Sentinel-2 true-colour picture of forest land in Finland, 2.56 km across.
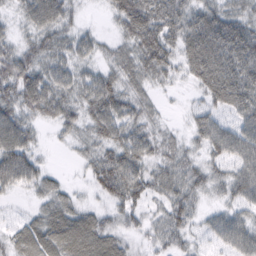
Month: February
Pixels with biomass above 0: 88%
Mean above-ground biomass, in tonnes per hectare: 49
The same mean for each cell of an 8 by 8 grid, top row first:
26 72 18 32 87 66 62 49
47 64 43 25 76 51 80 75
85 62 49 47 43 22 66 70
64 57 49 70 34 4 43 51
75 8 24 63 52 26 51 61
82 30 10 89 55 54 41 54
6 40 35 39 37 70 21 41
41 67 74 51 20 44 30 57
